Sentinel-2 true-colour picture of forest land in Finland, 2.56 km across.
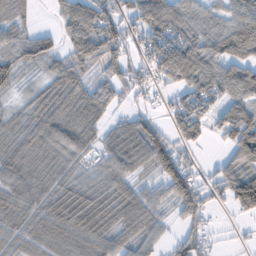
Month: February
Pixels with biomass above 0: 82%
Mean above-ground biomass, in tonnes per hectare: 65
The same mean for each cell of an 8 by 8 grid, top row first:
46 7 92 69 92 76 49 67
65 57 87 87 63 103 80 106
40 45 69 73 59 82 88 91
26 72 83 37 32 63 71 85
69 72 66 59 90 64 26 125
76 65 34 67 26 124 29 109
68 65 84 75 67 52 62 75
52 58 62 58 49 48 36 6
